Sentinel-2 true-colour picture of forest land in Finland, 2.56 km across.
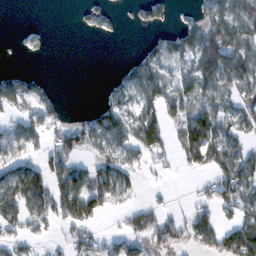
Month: February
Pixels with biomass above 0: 56%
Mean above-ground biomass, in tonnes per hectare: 60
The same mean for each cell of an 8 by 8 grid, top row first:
0 0 15 23 45 20 83 104
5 12 0 0 37 86 151 125
65 18 0 19 108 77 99 97
53 65 6 95 75 69 89 64
74 52 77 63 97 54 134 53
106 93 64 91 22 8 40 100
92 74 120 45 43 15 54 74
53 22 68 38 61 56 72 141
